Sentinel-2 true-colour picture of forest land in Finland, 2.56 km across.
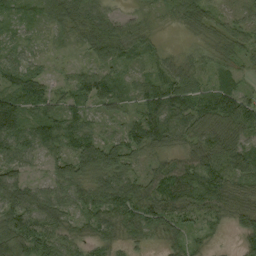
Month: September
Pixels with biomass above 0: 92%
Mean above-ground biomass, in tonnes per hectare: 49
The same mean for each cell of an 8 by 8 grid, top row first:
30 60 66 34 20 41 35 20
36 11 28 78 34 9 28 34
49 30 42 45 35 61 28 20
98 45 37 34 47 63 58 77
68 55 65 69 57 36 65 59
71 43 63 79 43 68 70 57
77 68 47 81 60 60 52 53
84 64 37 37 32 30 19 24
